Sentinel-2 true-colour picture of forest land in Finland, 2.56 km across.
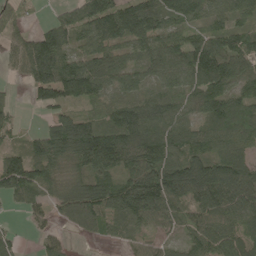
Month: May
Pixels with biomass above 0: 85%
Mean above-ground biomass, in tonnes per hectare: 88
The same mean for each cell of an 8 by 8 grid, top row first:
55 15 82 128 156 88 67 64
60 149 55 82 70 95 120 91
17 132 143 69 44 68 119 83
24 39 60 85 117 71 99 112
30 114 166 141 143 103 91 83
145 77 75 95 161 172 176 127
17 44 139 109 148 72 100 102
32 39 13 32 45 34 91 78
